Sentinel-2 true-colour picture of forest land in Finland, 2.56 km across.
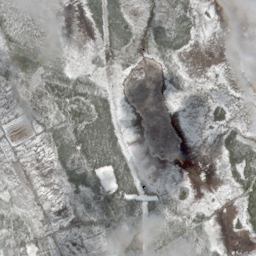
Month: May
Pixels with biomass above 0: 71%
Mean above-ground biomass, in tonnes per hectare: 40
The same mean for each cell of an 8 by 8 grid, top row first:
81 21 9 56 18 36 2 1
46 36 6 36 28 38 0 1
35 67 62 21 0 20 10 4
34 54 96 87 0 5 20 9
19 39 144 125 1 1 3 95
20 14 82 107 32 9 1 66
47 24 31 142 87 39 16 29
99 40 22 63 92 84 44 8
